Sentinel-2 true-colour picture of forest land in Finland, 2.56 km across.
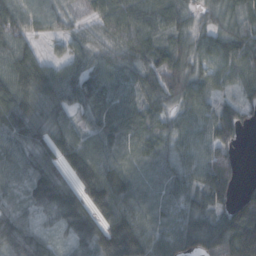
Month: October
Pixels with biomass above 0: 92%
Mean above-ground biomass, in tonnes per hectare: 90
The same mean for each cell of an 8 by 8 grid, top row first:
106 83 39 107 101 91 52 86
101 24 60 69 105 102 88 117
118 114 99 86 80 109 84 85
130 90 62 88 82 66 77 64
88 92 98 81 81 76 79 29
49 109 116 124 56 69 114 35
48 86 106 118 69 74 84 106
88 44 90 173 141 99 140 234
